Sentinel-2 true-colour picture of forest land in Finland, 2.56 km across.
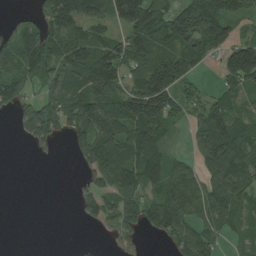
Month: August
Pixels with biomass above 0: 69%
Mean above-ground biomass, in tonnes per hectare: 77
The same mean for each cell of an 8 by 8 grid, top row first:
18 91 141 100 155 96 124 54
103 120 109 90 112 109 92 111
86 73 102 96 130 113 7 99
42 86 114 115 172 61 102 58
4 37 81 120 141 13 141 110
0 0 22 115 129 79 66 112
0 0 40 69 83 103 85 85
0 0 1 25 23 64 66 50
